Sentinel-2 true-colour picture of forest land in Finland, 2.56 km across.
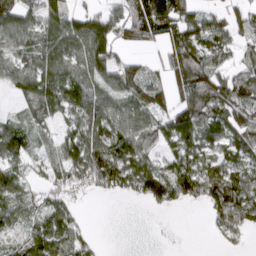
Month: March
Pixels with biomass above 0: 74%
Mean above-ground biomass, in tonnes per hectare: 65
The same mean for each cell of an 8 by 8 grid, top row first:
94 66 55 63 133 101 50 43
54 69 103 91 34 97 73 42
57 86 92 91 70 109 122 75
15 54 95 83 83 94 101 126
70 45 90 106 65 63 67 71
64 44 64 100 89 92 78 74
44 53 16 0 11 27 47 99
30 94 47 0 0 0 4 17
